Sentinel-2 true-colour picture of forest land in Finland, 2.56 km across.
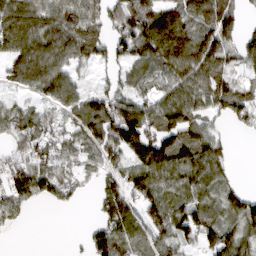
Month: March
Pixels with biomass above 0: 77%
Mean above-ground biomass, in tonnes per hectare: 83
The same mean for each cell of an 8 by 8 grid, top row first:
105 105 109 73 123 114 120 66
92 115 105 60 120 168 148 72
48 105 39 37 76 109 131 50
64 48 101 114 112 134 68 79
58 64 75 112 155 131 95 0
90 104 40 71 115 113 106 8
70 15 9 102 85 92 76 100
2 0 9 107 72 85 68 95
